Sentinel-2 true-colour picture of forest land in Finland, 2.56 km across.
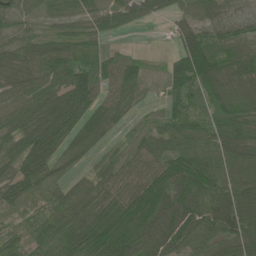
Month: June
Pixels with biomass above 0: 89%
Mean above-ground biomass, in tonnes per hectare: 79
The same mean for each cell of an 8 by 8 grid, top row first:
80 42 50 66 51 43 70 76
64 64 70 17 3 67 105 78
85 83 109 71 41 93 122 78
77 106 105 73 18 64 54 64
71 114 92 23 46 65 78 100
84 72 31 68 90 110 103 76
45 65 93 94 125 137 122 128
48 89 116 138 140 117 89 96
